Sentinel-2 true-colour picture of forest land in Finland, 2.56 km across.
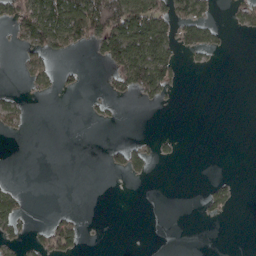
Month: April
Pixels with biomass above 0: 23%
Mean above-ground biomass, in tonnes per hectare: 24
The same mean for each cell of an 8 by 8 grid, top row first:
53 107 119 141 114 61 30 25
10 62 25 97 127 59 40 0
3 33 11 23 102 32 0 0
32 0 1 9 2 1 0 0
0 0 0 11 13 8 0 0
0 0 0 8 13 0 1 2
40 2 2 0 0 0 17 4
26 47 32 0 0 0 0 0
